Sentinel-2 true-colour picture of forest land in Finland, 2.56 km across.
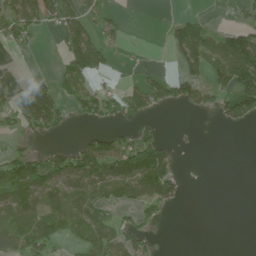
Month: June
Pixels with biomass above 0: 42%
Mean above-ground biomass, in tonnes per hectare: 46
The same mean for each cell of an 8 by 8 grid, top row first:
82 58 58 21 0 13 11 15
25 0 138 33 5 60 96 126
2 12 81 11 39 61 43 117
55 118 45 64 60 4 22 80
10 14 44 62 81 13 0 0
104 107 95 78 113 42 0 0
70 69 63 35 47 12 0 0
72 83 37 77 46 0 0 0
